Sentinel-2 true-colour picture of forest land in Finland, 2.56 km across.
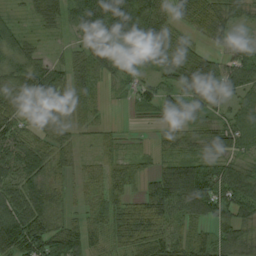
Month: August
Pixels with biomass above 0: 88%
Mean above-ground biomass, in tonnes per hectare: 68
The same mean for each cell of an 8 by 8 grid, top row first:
17 66 89 133 140 49 80 41
58 21 77 97 98 68 33 35
69 109 82 31 41 71 98 83
67 85 62 5 27 60 49 64
69 59 40 26 7 50 48 62
87 72 49 58 43 94 104 80
101 104 40 66 72 72 91 86
120 104 102 53 81 67 60 78
